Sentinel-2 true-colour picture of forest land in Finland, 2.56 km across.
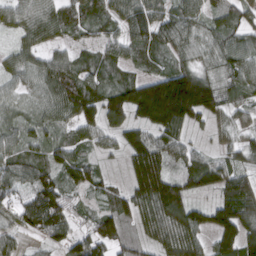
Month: March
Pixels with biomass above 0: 93%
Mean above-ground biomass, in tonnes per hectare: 89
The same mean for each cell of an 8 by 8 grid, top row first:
35 57 85 72 105 91 69 78
44 60 51 70 98 80 71 84
45 102 108 70 102 160 102 101
54 76 131 131 151 208 109 62
73 72 70 50 122 78 24 63
85 74 85 36 188 87 110 91
65 107 39 90 108 157 75 147
57 59 79 106 67 152 63 142
